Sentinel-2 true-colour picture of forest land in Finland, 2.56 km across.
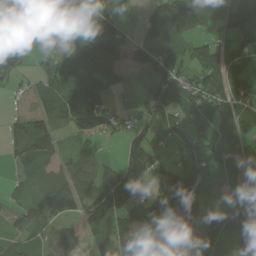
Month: August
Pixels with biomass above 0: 76%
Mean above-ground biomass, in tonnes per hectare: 76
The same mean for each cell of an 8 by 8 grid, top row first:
34 109 40 59 23 97 41 69
13 22 61 122 68 44 77 107
10 86 121 55 30 79 123 88
17 74 165 52 23 86 90 87
59 55 36 5 112 28 74 74
24 44 85 101 164 130 74 48
30 108 89 166 143 316 73 41
38 53 40 87 124 156 81 57
